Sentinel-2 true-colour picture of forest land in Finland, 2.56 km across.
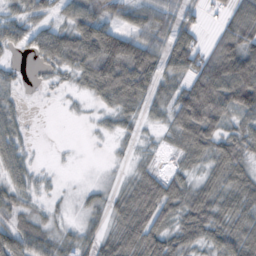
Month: October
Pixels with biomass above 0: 75%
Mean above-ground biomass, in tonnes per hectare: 47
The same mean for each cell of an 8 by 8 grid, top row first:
33 30 62 43 51 45 11 71
29 69 90 110 78 71 36 83
19 9 29 99 79 38 106 119
25 0 3 34 34 70 102 67
43 1 1 8 12 33 70 50
44 8 0 9 39 33 34 46
37 13 13 38 83 56 68 62
60 44 38 51 97 57 46 72
